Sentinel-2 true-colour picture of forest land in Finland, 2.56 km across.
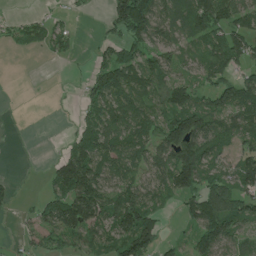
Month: June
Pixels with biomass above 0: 65%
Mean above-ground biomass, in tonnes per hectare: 69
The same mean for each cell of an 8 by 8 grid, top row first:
8 19 7 83 176 78 138 83
17 35 10 52 67 60 70 95
0 1 14 110 85 60 56 73
0 1 25 80 74 112 111 82
0 1 87 86 83 146 85 52
6 25 131 79 68 142 75 95
15 76 138 99 139 27 187 108
11 45 73 79 136 19 133 65
